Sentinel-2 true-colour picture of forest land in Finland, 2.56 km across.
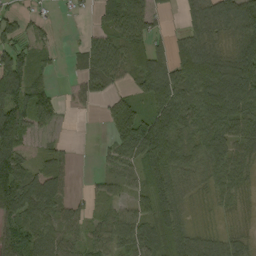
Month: September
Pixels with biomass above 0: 77%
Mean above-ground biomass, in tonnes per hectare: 68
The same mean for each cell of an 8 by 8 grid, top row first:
45 13 11 69 77 14 104 115
77 22 34 91 89 53 82 81
123 27 40 60 78 98 138 144
116 54 11 62 63 110 124 119
94 13 1 54 135 97 104 85
114 70 3 38 57 87 60 63
90 81 30 33 53 77 16 22
77 90 52 69 84 73 53 43
